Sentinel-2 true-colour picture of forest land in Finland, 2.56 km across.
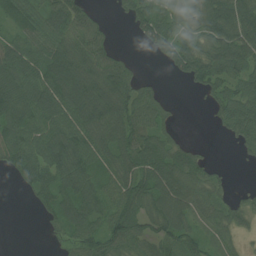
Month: July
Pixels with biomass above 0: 77%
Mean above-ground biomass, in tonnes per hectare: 66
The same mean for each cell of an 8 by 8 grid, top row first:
57 74 63 11 77 58 99 101
70 80 83 32 22 89 78 98
106 118 121 103 27 19 77 71
96 96 119 107 78 13 21 93
93 96 85 85 83 44 5 40
40 80 84 69 100 98 54 0
0 54 89 67 81 80 64 40
0 15 75 75 66 66 39 21
